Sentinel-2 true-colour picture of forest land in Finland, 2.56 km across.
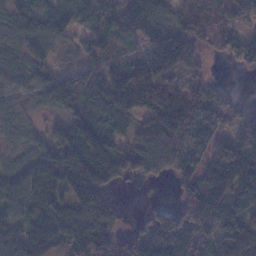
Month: January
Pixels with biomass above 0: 83%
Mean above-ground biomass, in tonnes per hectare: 100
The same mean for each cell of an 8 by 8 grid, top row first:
83 86 61 102 114 58 58 78
72 72 49 87 74 164 42 118
63 95 78 117 158 62 39 2
62 46 125 130 107 172 126 42
53 99 178 87 90 101 109 98
83 138 189 115 60 84 122 168
103 120 158 98 14 76 156 111
93 129 137 96 116 162 138 178
